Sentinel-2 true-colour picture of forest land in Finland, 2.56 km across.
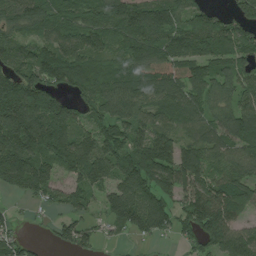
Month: July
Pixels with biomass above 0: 85%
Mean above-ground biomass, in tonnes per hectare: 108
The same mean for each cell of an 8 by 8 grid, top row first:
119 111 109 151 146 122 87 80
91 90 98 83 148 119 134 116
143 121 138 125 125 127 108 84
187 160 61 108 95 111 79 104
179 154 110 111 120 108 96 120
157 105 99 109 167 165 107 111
14 38 65 99 147 83 164 93
63 20 82 25 43 43 107 119
